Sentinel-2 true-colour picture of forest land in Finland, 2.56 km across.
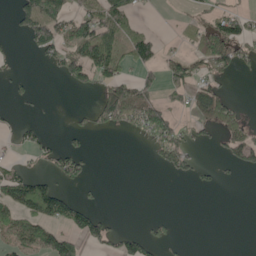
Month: May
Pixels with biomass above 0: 34%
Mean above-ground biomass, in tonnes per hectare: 37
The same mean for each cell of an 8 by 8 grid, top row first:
41 121 64 81 7 8 35 47
3 69 88 85 85 12 100 59
15 3 53 67 47 61 35 7
5 2 10 107 99 32 86 34
14 21 14 0 14 79 17 59
43 26 38 0 0 25 9 7
48 77 53 0 0 0 0 0
57 79 50 41 44 11 0 0
